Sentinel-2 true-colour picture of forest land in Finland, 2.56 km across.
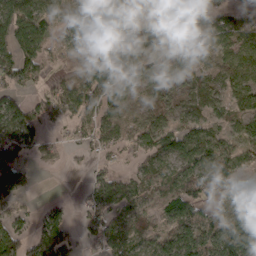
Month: March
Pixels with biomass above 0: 77%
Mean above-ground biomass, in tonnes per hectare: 62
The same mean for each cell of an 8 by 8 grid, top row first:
101 64 54 118 64 64 81 79
85 37 55 133 121 53 36 90
68 30 53 103 59 57 42 79
73 60 60 38 26 45 45 61
100 27 29 39 57 76 69 52
59 0 5 48 48 74 71 73
29 31 26 66 35 74 38 77
91 124 30 71 35 68 68 118
